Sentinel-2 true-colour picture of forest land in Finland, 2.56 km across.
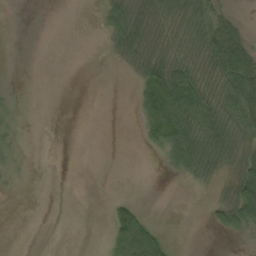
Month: September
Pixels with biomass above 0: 39%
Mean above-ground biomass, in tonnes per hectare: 19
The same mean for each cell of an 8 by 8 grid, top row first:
0 0 0 33 28 27 38 8
0 0 0 12 39 18 45 70
0 0 0 0 45 56 19 87
3 0 0 0 37 69 48 64
4 0 0 0 13 62 53 32
2 0 0 0 0 13 24 44
0 0 0 20 9 0 11 54
0 0 0 33 91 2 0 4
